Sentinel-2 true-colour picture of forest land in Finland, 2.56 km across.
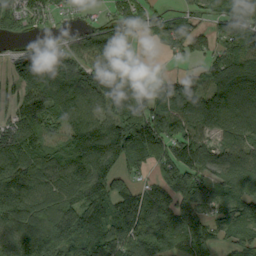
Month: September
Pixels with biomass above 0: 84%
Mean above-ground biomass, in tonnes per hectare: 115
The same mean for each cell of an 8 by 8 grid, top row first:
119 55 15 58 70 48 66 125
30 103 90 94 13 73 63 96
87 127 133 162 47 81 106 134
115 153 113 131 146 125 147 113
143 99 159 211 212 166 100 103
150 105 125 149 56 151 110 120
150 112 187 138 196 157 80 125
97 183 110 133 181 115 102 86
